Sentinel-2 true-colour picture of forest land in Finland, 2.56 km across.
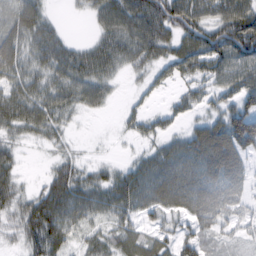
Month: February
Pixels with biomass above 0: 78%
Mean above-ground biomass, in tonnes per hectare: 49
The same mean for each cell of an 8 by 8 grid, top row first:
49 28 5 77 87 89 60 90
58 59 28 56 58 50 85 99
53 48 62 27 16 29 42 68
68 60 25 6 22 26 25 88
23 18 3 2 17 37 96 102
37 28 42 35 59 73 68 52
38 84 60 54 49 54 82 40
18 85 30 38 43 52 37 27
